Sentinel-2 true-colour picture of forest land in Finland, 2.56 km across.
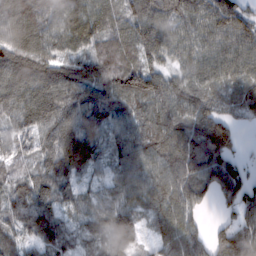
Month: February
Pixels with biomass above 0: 94%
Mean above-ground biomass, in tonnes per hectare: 87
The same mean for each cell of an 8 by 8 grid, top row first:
115 98 83 65 102 76 94 87
113 86 62 78 93 73 71 91
113 113 98 96 122 73 72 77
93 121 91 83 83 109 107 57
79 85 129 58 92 108 147 35
56 96 64 60 88 108 109 92
73 90 55 88 84 112 25 82
61 81 61 128 45 97 73 124
